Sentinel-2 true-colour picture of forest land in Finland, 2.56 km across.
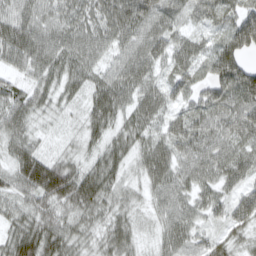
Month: March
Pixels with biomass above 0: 96%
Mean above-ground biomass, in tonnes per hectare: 52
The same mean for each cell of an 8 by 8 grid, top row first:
61 55 57 69 76 48 41 65
69 66 60 48 67 54 37 89
31 48 47 57 56 51 60 78
56 29 28 61 58 37 58 65
47 18 27 43 46 53 61 54
52 99 63 50 40 56 48 46
40 53 61 43 25 56 45 59
63 66 41 55 21 54 37 29
